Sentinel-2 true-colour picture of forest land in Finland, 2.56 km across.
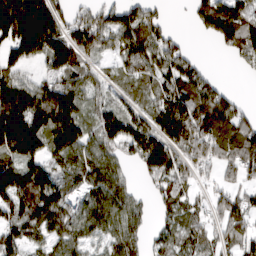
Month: March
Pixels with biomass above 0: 80%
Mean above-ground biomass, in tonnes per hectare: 90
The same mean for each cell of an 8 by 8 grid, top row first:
216 153 50 87 93 1 113 110
126 139 123 63 101 50 2 108
83 71 79 34 64 115 60 4
183 175 100 71 61 140 151 60
174 103 109 80 122 106 124 137
135 93 86 89 46 89 29 54
101 118 63 102 33 76 54 90
84 68 68 63 45 64 58 96
